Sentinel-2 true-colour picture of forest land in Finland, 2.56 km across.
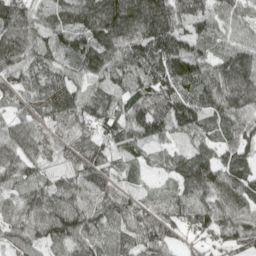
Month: April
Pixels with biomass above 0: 95%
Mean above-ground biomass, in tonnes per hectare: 79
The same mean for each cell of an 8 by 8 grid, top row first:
126 71 116 144 137 101 73 63
124 74 101 105 102 90 69 86
76 79 59 66 72 99 86 111
46 68 78 77 86 101 79 95
55 60 72 85 57 33 61 89
74 66 76 54 27 60 95 77
71 90 96 87 58 62 79 66
68 75 86 86 80 50 45 78
